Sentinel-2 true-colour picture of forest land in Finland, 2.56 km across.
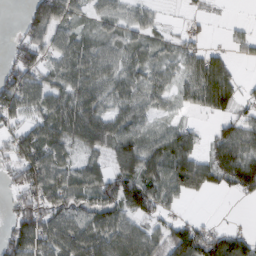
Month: February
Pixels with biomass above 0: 75%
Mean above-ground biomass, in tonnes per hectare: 64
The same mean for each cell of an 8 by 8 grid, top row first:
3 126 38 52 39 3 12 1
48 69 69 58 56 35 34 26
94 59 75 66 59 44 119 34
68 78 96 63 54 21 49 43
59 90 62 76 75 90 39 101
53 117 66 76 99 93 79 108
57 81 70 91 83 24 0 1
80 100 110 99 82 96 100 68
